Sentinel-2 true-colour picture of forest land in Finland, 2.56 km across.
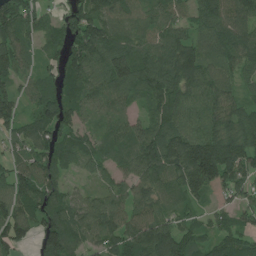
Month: July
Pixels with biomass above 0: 91%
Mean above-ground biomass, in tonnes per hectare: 92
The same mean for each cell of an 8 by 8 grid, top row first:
122 41 122 93 68 63 83 99
94 43 129 120 82 109 75 97
58 52 111 114 122 122 94 57
78 92 69 76 50 111 97 81
54 90 70 68 107 138 172 130
89 105 30 59 84 118 171 109
106 111 86 96 81 69 46 64
99 125 87 87 136 130 68 92
